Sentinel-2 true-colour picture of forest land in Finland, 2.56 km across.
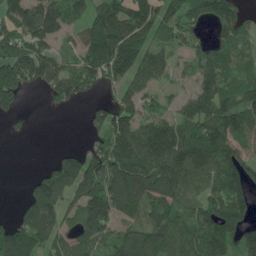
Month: June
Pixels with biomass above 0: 76%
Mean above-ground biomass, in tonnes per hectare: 105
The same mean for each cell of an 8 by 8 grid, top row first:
150 156 58 159 139 105 94 71
111 86 92 207 123 75 80 57
164 111 128 88 90 38 122 74
47 9 9 125 95 51 139 154
1 0 17 134 148 144 148 127
0 95 161 173 181 153 123 128
28 138 136 143 118 106 124 115
162 85 99 84 134 89 143 101
